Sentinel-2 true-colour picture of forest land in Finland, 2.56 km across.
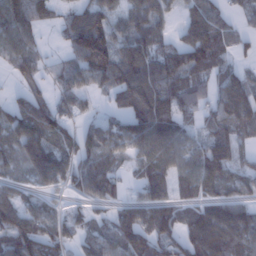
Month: January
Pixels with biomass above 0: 77%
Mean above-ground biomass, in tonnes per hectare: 69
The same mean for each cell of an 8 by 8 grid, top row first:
95 40 66 66 74 30 72 21
87 15 109 99 96 61 120 26
33 40 59 98 114 81 66 54
59 74 35 34 109 79 43 87
80 95 72 70 91 73 68 56
35 91 77 63 63 74 92 51
76 40 26 37 78 68 68 67
112 78 45 79 73 71 115 82
